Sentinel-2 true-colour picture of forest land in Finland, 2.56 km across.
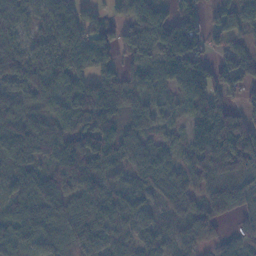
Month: November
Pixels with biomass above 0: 88%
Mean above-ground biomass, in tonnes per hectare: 64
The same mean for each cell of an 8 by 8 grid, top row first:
41 54 60 33 93 66 47 76
53 55 83 74 72 130 59 43
63 82 61 60 42 87 105 97
61 61 79 60 50 34 118 63
69 81 97 96 64 33 110 125
44 54 100 28 62 59 79 65
53 80 48 54 34 41 54 41
70 66 48 37 40 32 38 36
